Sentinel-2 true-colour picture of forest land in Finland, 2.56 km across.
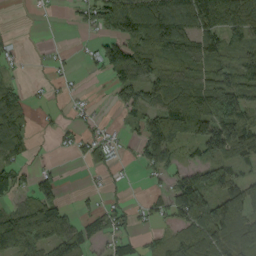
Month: September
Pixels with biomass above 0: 62%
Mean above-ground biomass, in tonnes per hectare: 65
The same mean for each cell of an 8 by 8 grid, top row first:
0 4 28 120 153 145 125 90
10 4 7 75 123 116 93 55
20 12 7 46 91 86 83 88
129 11 13 13 68 138 159 130
92 5 39 37 70 64 48 127
60 6 3 17 14 35 93 65
59 106 20 47 24 76 110 103
147 99 76 50 28 47 84 89
